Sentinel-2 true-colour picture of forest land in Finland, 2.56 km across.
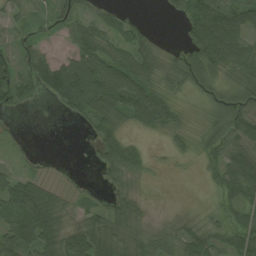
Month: August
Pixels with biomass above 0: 73%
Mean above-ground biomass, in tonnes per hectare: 44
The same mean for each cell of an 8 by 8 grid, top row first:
22 29 40 27 6 23 73 64
36 21 57 48 44 14 85 55
59 73 147 115 65 37 46 52
32 3 51 69 82 29 33 76
8 0 2 62 18 18 43 66
32 10 3 35 25 2 22 92
77 60 20 44 23 7 23 56
88 53 59 51 43 39 52 66
